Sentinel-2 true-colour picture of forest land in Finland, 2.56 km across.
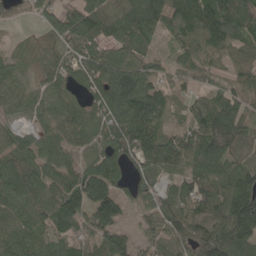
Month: May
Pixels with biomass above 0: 90%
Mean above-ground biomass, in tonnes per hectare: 95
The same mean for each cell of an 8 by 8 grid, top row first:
35 54 113 95 166 114 142 135
27 46 68 70 75 64 115 100
56 63 73 150 118 52 44 60
46 80 78 115 167 57 119 76
72 91 74 92 148 136 146 91
120 98 109 105 66 68 128 105
88 107 123 148 49 118 99 185
92 69 73 114 40 66 130 154
